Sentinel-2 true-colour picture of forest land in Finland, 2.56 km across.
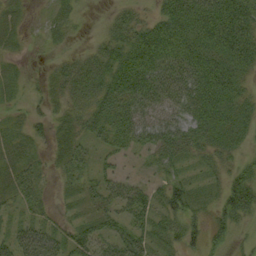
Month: September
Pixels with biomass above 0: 75%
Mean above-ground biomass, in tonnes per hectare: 28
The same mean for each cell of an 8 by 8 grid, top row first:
18 9 10 13 17 54 60 56
10 5 8 31 51 48 50 52
16 13 38 41 47 47 48 27
9 16 29 42 35 35 45 28
24 15 23 28 25 41 36 19
34 10 28 24 10 24 14 29
16 12 12 26 33 38 19 41
31 39 29 34 32 25 32 9
